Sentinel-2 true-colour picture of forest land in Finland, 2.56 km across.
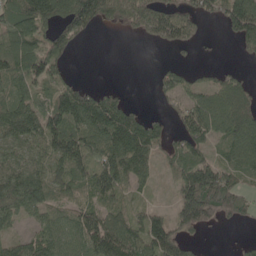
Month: May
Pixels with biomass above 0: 71%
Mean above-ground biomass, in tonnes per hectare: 72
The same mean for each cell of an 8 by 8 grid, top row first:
95 123 159 87 114 89 49 142
89 87 15 0 5 38 3 28
74 93 21 1 0 58 23 39
95 94 125 121 27 36 110 102
54 87 127 110 123 41 53 108
88 72 89 127 56 53 137 59
72 52 66 72 37 69 126 79
45 78 74 134 98 81 6 11
